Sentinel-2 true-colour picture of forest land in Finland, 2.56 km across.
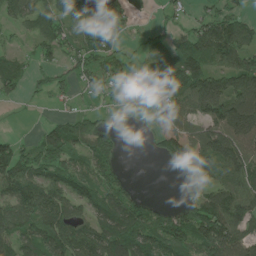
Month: June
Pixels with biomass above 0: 73%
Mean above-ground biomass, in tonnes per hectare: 84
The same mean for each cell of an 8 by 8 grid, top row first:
62 98 83 74 11 31 54 57
20 66 86 55 26 90 138 103
67 44 50 55 35 166 150 117
2 8 46 18 17 84 115 154
57 90 81 69 5 102 130 146
132 89 91 84 0 48 60 114
120 137 62 129 78 52 152 138
111 138 110 148 130 120 170 106
